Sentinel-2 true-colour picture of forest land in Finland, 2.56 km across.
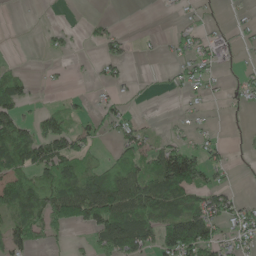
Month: May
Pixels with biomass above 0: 45%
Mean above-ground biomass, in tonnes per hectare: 46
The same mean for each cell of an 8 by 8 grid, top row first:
0 2 1 9 0 7 6 8
0 13 4 39 4 23 50 20
51 5 3 28 3 20 33 18
58 34 23 39 7 6 8 6
106 107 63 22 54 52 40 2
55 67 95 88 100 164 57 1
86 107 136 135 120 77 82 50
65 26 7 90 86 148 102 45
